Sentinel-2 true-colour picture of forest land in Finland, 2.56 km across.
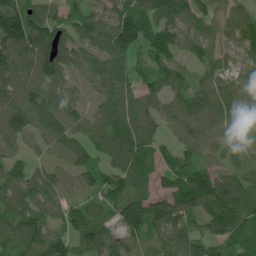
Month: June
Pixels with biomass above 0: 91%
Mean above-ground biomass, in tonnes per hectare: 91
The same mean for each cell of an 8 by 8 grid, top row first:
143 103 85 98 145 100 67 75
134 127 76 118 106 82 68 66
102 116 50 92 71 85 64 57
120 123 48 87 95 87 102 65
55 56 85 117 104 69 91 58
70 63 59 94 89 98 100 83
84 60 75 87 126 110 124 140
100 106 96 87 74 84 96 100
